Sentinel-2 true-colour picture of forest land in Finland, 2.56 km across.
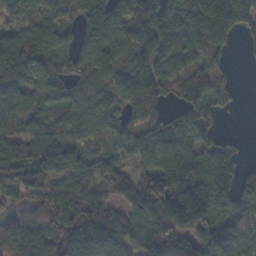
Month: November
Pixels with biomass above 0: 86%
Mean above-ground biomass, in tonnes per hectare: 97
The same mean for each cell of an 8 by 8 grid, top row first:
55 61 59 103 118 130 183 163
130 76 66 109 128 121 120 19
143 77 65 71 126 68 73 8
92 62 71 68 75 42 63 5
110 108 77 56 95 125 66 21
110 113 67 58 77 165 131 85
56 90 136 97 123 249 183 104
103 103 162 158 120 87 138 89
